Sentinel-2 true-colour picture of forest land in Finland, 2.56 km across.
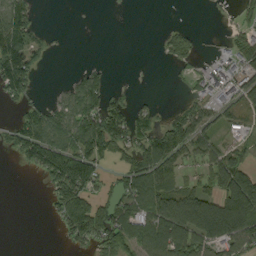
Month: September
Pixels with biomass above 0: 53%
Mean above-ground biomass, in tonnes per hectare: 57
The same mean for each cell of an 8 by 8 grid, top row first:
95 0 0 0 0 0 3 21
115 17 0 0 0 56 4 64
98 0 49 16 0 3 41 57
22 57 94 89 35 36 63 50
72 114 107 92 81 110 64 22
1 78 134 29 110 56 55 71
0 17 119 85 91 164 173 112
0 0 58 84 106 150 104 97
